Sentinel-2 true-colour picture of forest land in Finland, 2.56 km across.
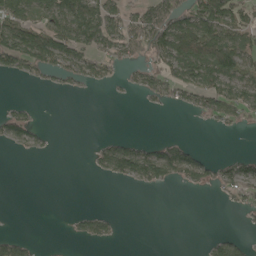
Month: May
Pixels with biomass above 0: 40%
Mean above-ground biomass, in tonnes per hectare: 41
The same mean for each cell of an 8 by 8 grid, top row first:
98 74 133 77 68 92 104 65
120 117 87 54 74 124 136 92
14 24 45 23 43 62 79 75
28 0 0 0 4 9 55 62
30 9 0 41 32 63 1 0
0 0 0 43 73 62 46 66
0 0 6 4 0 0 0 23
45 0 19 17 0 0 14 23
